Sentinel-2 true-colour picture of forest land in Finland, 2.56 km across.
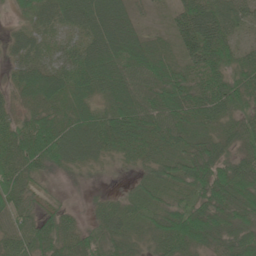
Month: June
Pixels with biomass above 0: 93%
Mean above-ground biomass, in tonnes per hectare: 51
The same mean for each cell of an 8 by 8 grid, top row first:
17 50 70 75 13 38 69 42
37 42 55 76 56 35 80 36
37 71 66 70 55 55 52 49
39 53 46 59 65 54 60 44
71 85 64 54 63 47 49 46
58 25 11 7 30 52 74 76
52 21 14 40 37 49 69 64
55 63 48 52 37 77 53 61
